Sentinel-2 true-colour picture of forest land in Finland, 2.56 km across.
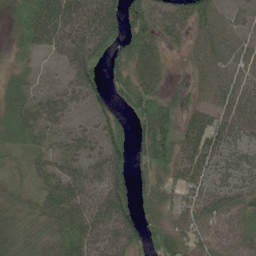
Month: June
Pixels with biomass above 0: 90%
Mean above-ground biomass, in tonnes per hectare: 61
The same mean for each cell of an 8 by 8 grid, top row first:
55 112 91 84 89 57 53 29
39 54 90 69 74 17 58 41
27 24 75 44 65 13 50 55
56 75 55 51 89 54 57 66
30 52 58 76 55 72 83 55
20 60 65 99 42 53 62 58
50 69 80 107 45 63 74 79
66 62 92 71 61 51 51 57
